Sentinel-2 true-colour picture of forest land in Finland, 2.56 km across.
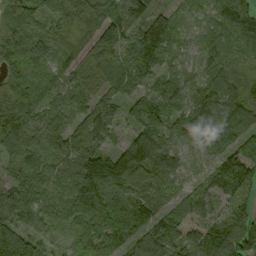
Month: September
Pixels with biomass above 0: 97%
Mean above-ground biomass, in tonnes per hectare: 96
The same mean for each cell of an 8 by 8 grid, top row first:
148 80 98 118 104 59 71 121
119 89 69 87 138 77 91 54
98 73 48 76 70 97 97 86
126 75 71 65 137 97 145 125
67 66 88 49 170 77 96 104
52 70 120 180 137 85 78 135
106 61 105 95 140 83 57 55
115 39 75 118 143 98 103 140
